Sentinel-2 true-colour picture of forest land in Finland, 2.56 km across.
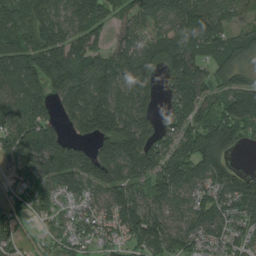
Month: August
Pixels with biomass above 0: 89%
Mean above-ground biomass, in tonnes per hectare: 120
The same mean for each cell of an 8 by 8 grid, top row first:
128 98 116 103 99 130 156 42
129 148 117 81 99 154 123 141
144 166 169 153 162 161 98 88
92 91 178 203 120 104 129 168
159 152 81 184 182 122 200 93
67 99 149 172 119 148 122 100
66 84 52 105 133 76 122 100
71 59 71 59 153 130 88 71
